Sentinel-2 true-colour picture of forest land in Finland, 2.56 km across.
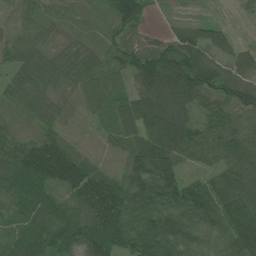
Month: June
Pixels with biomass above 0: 90%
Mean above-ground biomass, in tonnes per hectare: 85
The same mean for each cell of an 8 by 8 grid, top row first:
47 38 19 73 67 9 10 11
101 53 51 44 58 88 88 37
55 65 86 83 105 161 99 73
30 60 35 80 137 128 60 64
70 90 25 33 128 143 112 98
122 101 106 43 132 90 51 112
65 89 88 127 172 165 108 142
67 94 96 132 178 170 77 111
